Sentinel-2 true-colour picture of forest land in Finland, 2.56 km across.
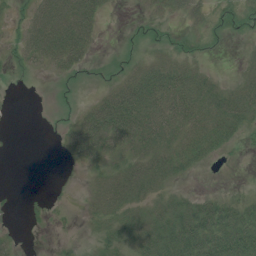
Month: July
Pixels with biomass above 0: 58%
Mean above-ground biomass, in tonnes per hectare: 27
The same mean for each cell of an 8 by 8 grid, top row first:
6 61 61 3 9 18 19 27
16 55 45 3 13 19 9 4
1 4 7 16 53 47 27 26
0 0 16 77 60 47 49 53
0 0 41 46 51 39 40 13
0 0 5 39 54 26 1 1
2 10 7 46 36 39 40 42
7 1 6 36 49 54 58 58
